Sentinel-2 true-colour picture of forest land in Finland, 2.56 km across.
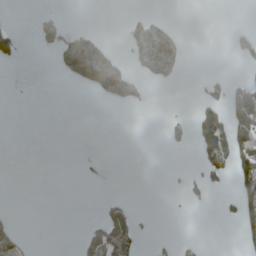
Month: April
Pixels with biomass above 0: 16%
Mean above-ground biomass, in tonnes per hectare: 23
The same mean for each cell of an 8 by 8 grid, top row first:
0 13 0 0 15 0 0 0
30 19 90 15 75 65 0 22
0 0 65 139 40 22 17 20
0 0 0 1 2 1 63 115
0 0 0 0 0 8 120 102
0 0 3 0 0 2 39 79
0 0 0 30 0 1 5 59
46 0 19 98 7 11 2 24
